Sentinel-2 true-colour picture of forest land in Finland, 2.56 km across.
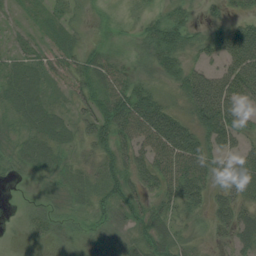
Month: August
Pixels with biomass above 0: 81%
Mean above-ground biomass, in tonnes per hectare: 34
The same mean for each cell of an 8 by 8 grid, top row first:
7 24 16 8 21 32 13 23
16 23 33 17 28 61 32 68
38 23 35 63 26 35 59 76
30 39 30 73 69 31 75 42
22 43 29 52 44 72 41 30
13 24 30 38 43 56 49 58
5 24 19 36 35 38 32 38
3 19 15 12 35 32 15 31
